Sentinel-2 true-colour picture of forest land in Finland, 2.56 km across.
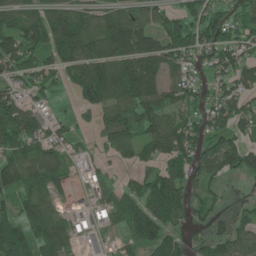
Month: June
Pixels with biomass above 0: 71%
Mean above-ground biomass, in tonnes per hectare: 76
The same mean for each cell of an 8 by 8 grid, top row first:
60 109 105 94 73 60 83 62
95 102 150 142 161 98 86 79
57 51 114 126 200 55 42 74
94 37 36 94 109 66 65 69
99 65 22 81 82 106 62 64
102 75 18 23 56 83 64 47
46 51 20 70 95 96 50 17
100 92 38 11 99 67 60 63
